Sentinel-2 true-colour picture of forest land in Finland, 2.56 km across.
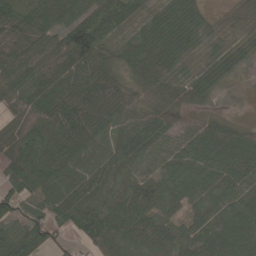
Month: May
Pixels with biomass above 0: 91%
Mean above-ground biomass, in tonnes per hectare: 70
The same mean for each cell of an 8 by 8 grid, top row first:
63 74 72 80 31 55 16 13
84 87 129 48 93 71 22 24
94 102 121 84 72 62 42 8
66 100 152 107 49 57 21 5
94 83 105 82 92 57 83 77
73 100 81 70 64 68 67 69
54 66 89 59 77 41 66 76
60 57 29 74 97 75 87 75
